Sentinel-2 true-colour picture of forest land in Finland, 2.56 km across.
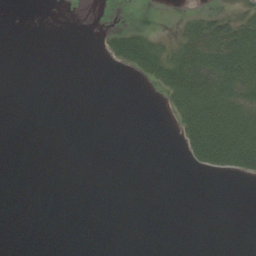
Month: August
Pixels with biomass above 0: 20%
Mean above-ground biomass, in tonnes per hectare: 9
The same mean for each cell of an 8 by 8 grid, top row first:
0 0 0 0 0 2 16 17
0 0 0 13 29 17 39 47
0 0 0 0 9 37 38 39
0 0 0 0 0 16 53 38
0 0 0 0 0 4 75 72
0 0 0 0 0 0 5 17
0 0 0 0 0 0 0 0
0 0 0 0 0 0 0 0
